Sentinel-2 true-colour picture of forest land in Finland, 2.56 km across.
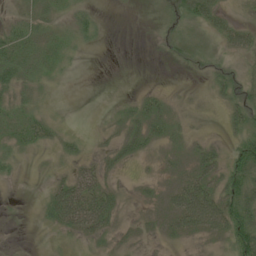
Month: June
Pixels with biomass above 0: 61%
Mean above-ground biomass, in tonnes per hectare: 21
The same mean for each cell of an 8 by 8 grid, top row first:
18 24 24 1 1 20 46 13
40 28 13 0 0 8 4 36
45 19 1 0 0 0 17 41
23 10 0 6 32 9 1 42
26 17 11 13 26 11 15 38
9 7 38 9 4 15 38 61
1 39 84 43 6 49 89 69
1 2 13 11 6 14 14 70
